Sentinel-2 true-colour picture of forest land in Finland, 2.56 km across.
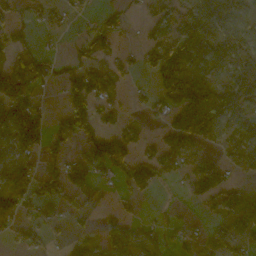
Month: October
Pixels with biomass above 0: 56%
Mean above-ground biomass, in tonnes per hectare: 55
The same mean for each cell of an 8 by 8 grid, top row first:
34 27 23 37 25 65 139 92
52 14 33 33 24 94 120 99
176 51 81 42 3 52 66 82
104 27 113 33 21 82 192 79
75 58 67 99 34 74 41 40
86 68 21 34 39 27 101 22
78 32 44 2 3 9 28 73
34 24 25 5 27 12 61 57
